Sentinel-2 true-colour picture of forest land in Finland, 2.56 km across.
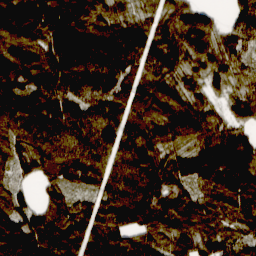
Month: March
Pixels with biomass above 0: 96%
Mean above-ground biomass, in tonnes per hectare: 125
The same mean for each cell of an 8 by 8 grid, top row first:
220 202 156 101 64 113 60 104
134 144 239 186 116 137 107 90
172 161 170 172 104 88 71 74
159 168 120 121 118 113 74 86
110 130 119 114 139 87 126 142
60 86 118 115 164 117 131 160
104 104 91 145 162 133 99 126
159 151 119 133 104 92 110 96
